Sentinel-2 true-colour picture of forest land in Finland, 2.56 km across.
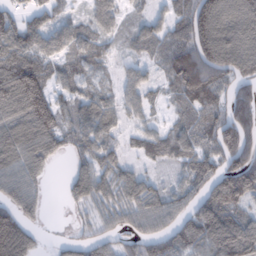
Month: February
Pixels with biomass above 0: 79%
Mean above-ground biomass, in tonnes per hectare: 90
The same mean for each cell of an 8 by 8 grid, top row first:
57 57 33 76 37 74 177 162
110 73 77 33 58 120 176 175
179 100 67 33 63 133 163 101
102 133 80 73 50 45 92 146
100 86 63 55 64 88 84 148
76 24 73 75 50 34 99 161
92 15 36 67 92 76 145 105
152 8 44 50 87 105 152 190
